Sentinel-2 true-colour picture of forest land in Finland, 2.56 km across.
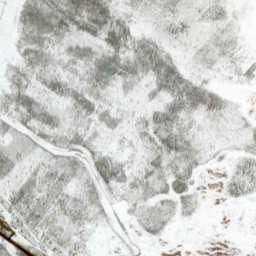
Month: May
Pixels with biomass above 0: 79%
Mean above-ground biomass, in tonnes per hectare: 42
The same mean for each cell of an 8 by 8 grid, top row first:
31 82 92 67 16 27 26 9
25 55 55 72 66 29 28 12
38 45 50 75 71 85 27 10
58 66 68 39 36 71 67 24
61 44 54 20 33 73 36 33
60 60 48 56 48 65 9 45
55 72 59 24 34 28 4 7
15 44 40 14 20 2 2 0
